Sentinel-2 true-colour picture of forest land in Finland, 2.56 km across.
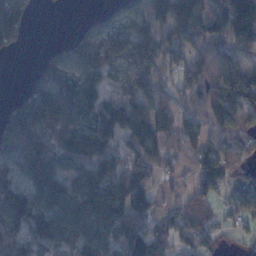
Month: November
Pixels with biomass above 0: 79%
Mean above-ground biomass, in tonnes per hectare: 76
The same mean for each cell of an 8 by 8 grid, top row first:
88 0 6 53 85 118 87 119
30 22 93 100 81 68 80 71
0 105 83 33 89 51 95 93
106 168 108 77 96 65 69 87
171 87 86 52 93 44 62 67
76 144 86 111 68 34 94 46
106 85 95 142 62 34 47 66
77 65 61 81 86 49 47 20
